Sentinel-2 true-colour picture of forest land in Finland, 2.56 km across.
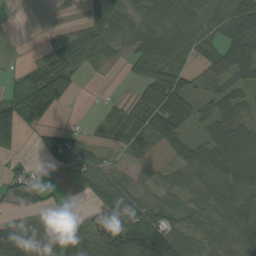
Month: August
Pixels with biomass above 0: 71%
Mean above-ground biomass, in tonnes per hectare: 50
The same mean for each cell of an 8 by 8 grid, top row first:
0 0 9 68 54 78 59 79
0 19 58 31 68 86 46 79
26 82 16 1 48 68 31 49
97 59 0 27 82 88 38 46
18 54 68 31 39 43 52 68
40 4 35 40 20 39 67 67
22 38 14 75 54 44 43 58
87 88 83 120 123 64 40 49
